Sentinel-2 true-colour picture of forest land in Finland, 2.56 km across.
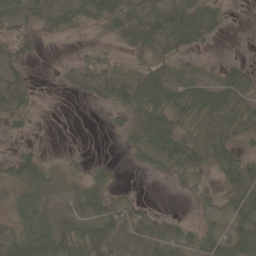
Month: May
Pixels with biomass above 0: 66%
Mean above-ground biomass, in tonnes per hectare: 35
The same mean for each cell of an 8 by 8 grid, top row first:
47 30 27 44 48 49 35 1
42 0 3 12 37 43 12 1
36 0 21 56 57 39 22 59
55 0 0 16 65 50 78 67
8 2 0 1 40 68 82 31
49 36 15 17 4 33 26 69
38 32 29 41 32 2 22 47
51 87 55 76 63 52 34 43
